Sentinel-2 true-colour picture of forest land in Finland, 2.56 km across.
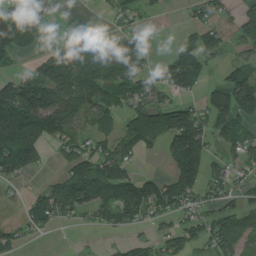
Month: July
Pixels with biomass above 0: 64%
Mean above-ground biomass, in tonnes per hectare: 79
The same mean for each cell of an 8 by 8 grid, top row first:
93 36 7 31 48 5 63 56
93 28 65 66 69 31 108 42
74 138 132 117 96 105 50 107
175 134 96 89 131 121 100 130
157 65 81 67 84 135 91 72
50 20 155 135 65 140 77 34
8 113 88 111 117 89 49 81
44 10 9 14 44 98 81 67
